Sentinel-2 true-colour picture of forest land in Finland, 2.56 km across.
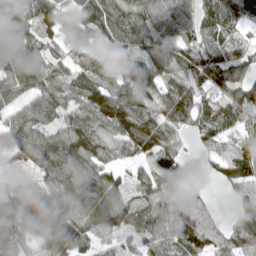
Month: April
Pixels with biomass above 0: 90%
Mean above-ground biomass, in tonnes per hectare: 92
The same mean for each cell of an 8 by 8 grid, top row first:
97 103 98 114 107 90 78 90
121 90 85 87 82 91 80 72
123 116 105 67 96 83 95 85
64 90 86 130 97 101 85 97
88 105 123 88 100 51 51 85
68 97 126 73 53 92 19 100
122 151 123 147 91 94 40 75
92 108 100 53 79 91 73 88
